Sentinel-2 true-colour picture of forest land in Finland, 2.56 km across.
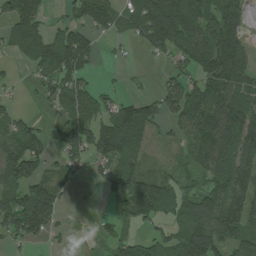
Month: July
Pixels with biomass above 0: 69%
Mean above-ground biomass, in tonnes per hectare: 82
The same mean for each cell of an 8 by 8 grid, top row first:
117 39 65 83 127 164 104 77
88 154 161 10 39 120 124 110
13 68 88 5 6 46 106 139
32 18 105 83 100 73 139 134
98 62 91 134 47 30 130 115
95 53 22 79 84 51 86 125
124 137 4 16 145 84 129 125
50 37 13 35 53 68 127 74
